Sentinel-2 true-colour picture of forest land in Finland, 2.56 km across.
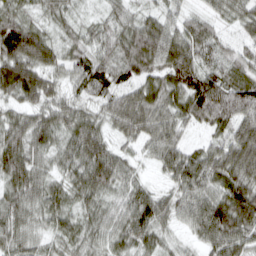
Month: March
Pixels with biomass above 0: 97%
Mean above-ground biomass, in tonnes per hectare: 67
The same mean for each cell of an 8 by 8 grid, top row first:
63 41 28 45 47 44 41 53
117 75 51 60 105 97 60 36
111 65 56 59 66 95 87 67
48 65 59 69 92 74 95 87
88 62 84 49 52 65 39 95
84 56 68 85 23 64 81 86
70 68 50 52 82 61 86 123
63 42 58 57 63 29 60 81
